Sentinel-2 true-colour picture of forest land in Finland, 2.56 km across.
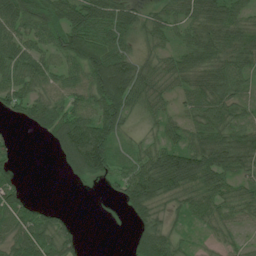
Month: July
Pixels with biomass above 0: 80%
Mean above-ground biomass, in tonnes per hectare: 63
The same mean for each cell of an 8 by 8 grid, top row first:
72 62 92 86 39 56 91 50
63 51 110 71 29 46 96 77
72 56 63 169 73 69 94 79
38 80 73 95 46 34 89 46
14 19 151 92 31 65 97 80
29 0 44 50 101 123 98 51
79 28 0 3 96 37 63 60
73 77 30 0 62 45 23 21
